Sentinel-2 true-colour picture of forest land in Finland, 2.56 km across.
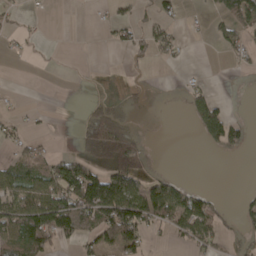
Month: April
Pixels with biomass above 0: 34%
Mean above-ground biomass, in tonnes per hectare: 33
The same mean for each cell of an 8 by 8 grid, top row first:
8 2 0 17 16 15 11 82
5 2 0 10 32 28 2 25
0 0 1 2 4 1 5 1
9 2 7 35 7 0 69 1
25 13 30 98 28 0 22 30
65 79 121 107 38 18 0 0
85 123 117 122 84 85 66 17
87 65 44 60 40 17 44 16
